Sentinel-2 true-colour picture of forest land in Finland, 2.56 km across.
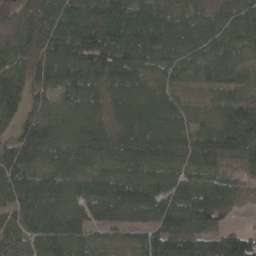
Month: April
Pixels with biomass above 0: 95%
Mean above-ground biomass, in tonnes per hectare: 99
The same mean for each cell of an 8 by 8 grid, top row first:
42 137 154 159 126 99 66 90
82 115 151 136 109 86 74 73
83 86 107 106 90 72 74 76
67 93 89 90 123 93 65 122
88 103 97 109 129 108 112 121
119 107 96 102 96 92 86 47
87 99 99 139 128 118 127 29
76 101 84 33 70 152 127 143
